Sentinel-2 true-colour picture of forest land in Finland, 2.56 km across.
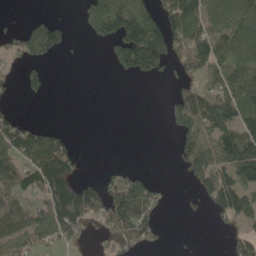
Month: May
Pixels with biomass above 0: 50%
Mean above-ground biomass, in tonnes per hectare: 76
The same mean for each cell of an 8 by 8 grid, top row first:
3 18 22 172 107 144 101 95
57 119 3 59 222 113 160 122
28 28 0 4 37 41 94 147
29 0 0 0 0 77 158 143
134 110 11 0 0 41 138 171
117 166 48 37 39 8 125 117
102 119 180 161 135 5 47 143
73 39 62 87 89 3 0 65
